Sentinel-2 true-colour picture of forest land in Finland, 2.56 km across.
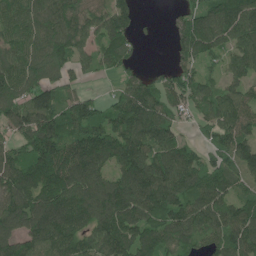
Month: June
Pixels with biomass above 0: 86%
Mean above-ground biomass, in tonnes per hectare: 111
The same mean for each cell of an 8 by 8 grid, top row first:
105 124 113 113 10 37 116 141
100 119 88 96 13 62 107 118
125 93 38 26 73 93 64 91
128 159 117 87 170 76 91 131
74 183 140 150 138 90 49 132
133 148 145 96 143 144 107 85
142 172 160 159 133 123 122 97
113 153 135 167 125 107 88 127
